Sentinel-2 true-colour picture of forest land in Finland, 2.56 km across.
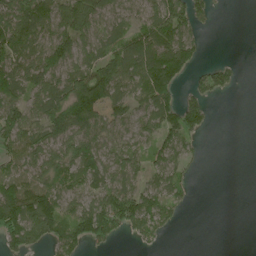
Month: June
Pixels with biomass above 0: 67%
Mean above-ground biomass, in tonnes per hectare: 72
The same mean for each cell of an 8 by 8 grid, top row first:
117 97 145 68 56 106 37 0
120 119 101 65 110 123 10 0
106 112 134 168 115 96 64 18
96 117 150 67 55 103 43 0
83 103 115 58 47 76 4 0
70 88 100 84 60 60 1 0
118 120 69 123 104 38 0 0
81 82 89 51 35 2 0 0
